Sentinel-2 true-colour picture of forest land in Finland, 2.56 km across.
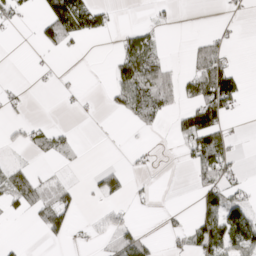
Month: March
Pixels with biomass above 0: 31%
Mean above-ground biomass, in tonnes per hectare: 29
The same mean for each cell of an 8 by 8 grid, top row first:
28 90 106 18 3 10 0 8
0 30 7 7 70 0 40 4
4 2 4 30 85 35 97 37
10 0 10 19 62 30 94 15
15 37 11 0 2 10 92 6
48 12 0 43 8 0 51 20
31 59 20 20 4 5 60 75
5 12 4 27 35 14 96 100
